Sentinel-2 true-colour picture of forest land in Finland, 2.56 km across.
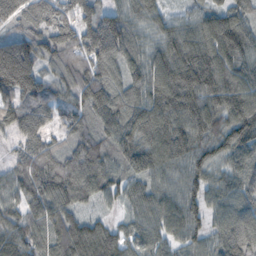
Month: November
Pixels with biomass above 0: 96%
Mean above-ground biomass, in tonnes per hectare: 111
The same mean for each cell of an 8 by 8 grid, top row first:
103 104 109 94 89 57 92 97
145 105 132 153 87 154 157 150
195 82 107 95 122 174 161 122
102 91 91 120 140 162 145 145
49 79 97 98 144 176 129 140
75 126 145 91 107 101 86 101
69 111 65 34 97 112 87 110
100 106 85 87 91 82 82 157
